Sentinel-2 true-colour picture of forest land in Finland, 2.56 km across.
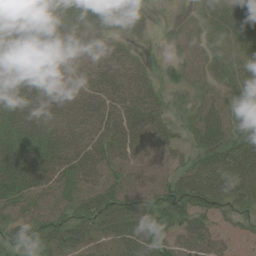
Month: June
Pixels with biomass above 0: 89%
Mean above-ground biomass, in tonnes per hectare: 50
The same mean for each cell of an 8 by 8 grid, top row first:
83 38 47 56 24 10 38 61
88 60 49 38 6 28 34 34
80 55 30 49 36 30 35 50
56 55 48 49 60 17 56 56
58 57 48 56 58 35 46 47
67 59 60 51 46 55 73 79
52 49 48 64 55 70 47 32
44 55 62 62 84 48 49 20
